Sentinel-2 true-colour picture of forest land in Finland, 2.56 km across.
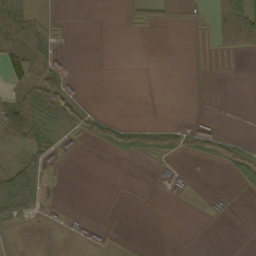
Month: October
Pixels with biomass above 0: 28%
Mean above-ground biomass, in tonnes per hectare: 12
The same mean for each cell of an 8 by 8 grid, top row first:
43 5 0 0 11 3 10 79
49 23 0 0 0 0 3 41
31 27 1 0 0 0 0 0
58 36 25 3 0 0 0 0
30 28 5 34 28 23 23 14
48 10 0 0 0 1 0 15
53 7 0 0 0 0 1 0
3 1 1 2 0 0 0 0
